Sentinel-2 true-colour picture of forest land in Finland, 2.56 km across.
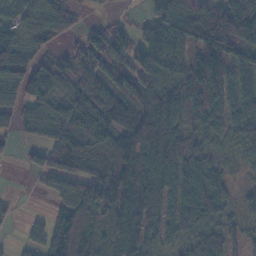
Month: November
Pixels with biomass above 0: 81%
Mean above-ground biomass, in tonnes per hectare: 97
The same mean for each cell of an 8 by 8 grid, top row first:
71 120 33 6 37 149 146 178
103 43 90 127 91 118 170 109
70 115 76 126 112 124 145 79
78 94 130 109 156 104 105 86
27 99 168 175 156 129 63 78
2 78 148 179 120 112 95 23
14 28 130 113 121 82 120 49
13 101 103 76 102 58 87 41
